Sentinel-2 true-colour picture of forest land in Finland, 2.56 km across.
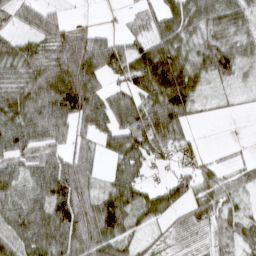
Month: March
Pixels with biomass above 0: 81%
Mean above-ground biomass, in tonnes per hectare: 67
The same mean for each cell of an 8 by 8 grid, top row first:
43 45 3 3 39 87 67 59
62 59 98 75 61 84 77 59
61 134 165 47 107 136 52 30
98 122 112 107 98 100 11 7
79 75 46 52 102 57 3 4
71 125 95 39 34 32 50 31
87 115 102 98 72 50 57 36
81 106 106 80 24 21 30 46
